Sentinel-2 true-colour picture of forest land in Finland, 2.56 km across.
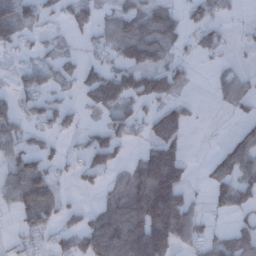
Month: December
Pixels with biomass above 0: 56%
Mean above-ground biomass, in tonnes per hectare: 64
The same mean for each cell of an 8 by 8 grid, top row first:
113 44 55 50 81 44 43 9
40 29 16 60 107 33 50 10
28 50 52 100 108 64 8 48
54 64 35 64 42 77 1 33
52 27 22 92 42 91 2 80
82 70 43 42 172 149 46 103
42 85 21 90 187 186 30 66
14 29 59 142 176 104 56 84
